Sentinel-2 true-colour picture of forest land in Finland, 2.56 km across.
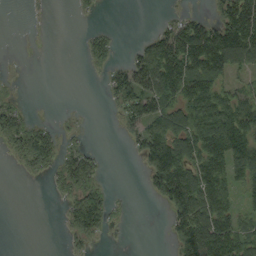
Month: September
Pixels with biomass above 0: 49%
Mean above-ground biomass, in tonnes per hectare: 50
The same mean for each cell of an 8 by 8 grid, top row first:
0 2 5 0 0 16 13 145
0 0 6 28 47 118 159 153
5 0 0 32 45 132 109 29
46 0 3 7 46 77 130 116
48 65 17 0 60 96 139 133
3 24 90 2 19 143 139 82
0 0 76 36 0 77 125 50
0 0 27 5 0 52 147 105
